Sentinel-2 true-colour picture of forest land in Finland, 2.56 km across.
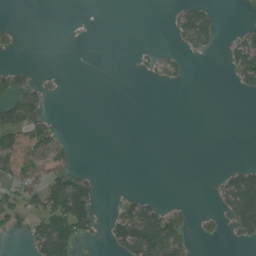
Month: July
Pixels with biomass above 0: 25%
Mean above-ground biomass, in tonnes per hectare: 30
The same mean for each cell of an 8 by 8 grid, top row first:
1 0 1 0 0 38 66 0
18 0 0 0 7 16 31 68
61 14 0 0 5 22 0 34
99 32 0 0 0 0 0 0
69 56 2 0 0 0 0 0
62 63 39 0 0 0 2 74
45 96 129 11 68 26 4 122
1 147 54 42 146 85 12 23
